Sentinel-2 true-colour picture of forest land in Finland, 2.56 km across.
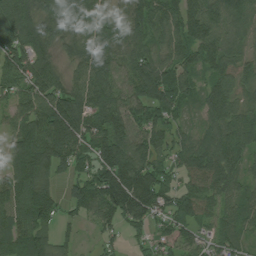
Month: July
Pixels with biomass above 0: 91%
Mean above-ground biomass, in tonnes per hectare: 96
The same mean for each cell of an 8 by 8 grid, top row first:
133 136 154 71 103 95 100 97
136 97 76 99 83 88 101 54
122 100 74 93 130 110 69 73
69 145 129 118 86 84 73 73
105 159 113 147 83 70 98 88
123 99 66 164 120 60 110 69
113 91 72 136 140 90 58 69
145 95 33 36 37 81 56 53
